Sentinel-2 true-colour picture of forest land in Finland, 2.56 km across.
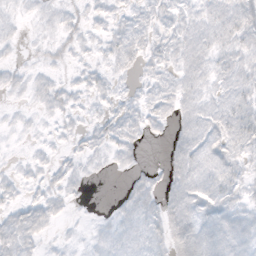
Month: October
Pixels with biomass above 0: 74%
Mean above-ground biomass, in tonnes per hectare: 9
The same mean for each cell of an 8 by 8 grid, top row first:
5 7 7 7 8 10 10 15
4 6 6 9 10 11 11 12
7 7 6 8 6 10 10 15
3 7 5 8 10 10 11 17
2 4 6 11 5 10 12 15
6 7 7 2 6 11 13 10
10 13 1 3 12 12 10 11
16 4 4 8 9 12 12 12
